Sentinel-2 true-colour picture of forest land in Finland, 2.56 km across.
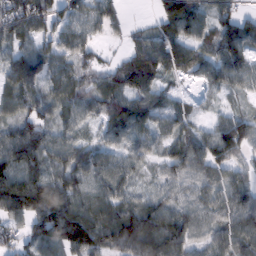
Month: February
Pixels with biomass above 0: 89%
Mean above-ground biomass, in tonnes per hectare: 72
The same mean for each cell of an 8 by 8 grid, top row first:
108 79 51 29 4 105 50 58
56 53 55 10 68 89 66 92
89 61 65 63 88 34 44 60
58 48 60 88 67 52 17 36
113 82 59 52 48 65 88 91
116 87 88 83 28 60 71 55
119 135 103 100 84 73 74 95
50 96 121 102 136 109 57 92
